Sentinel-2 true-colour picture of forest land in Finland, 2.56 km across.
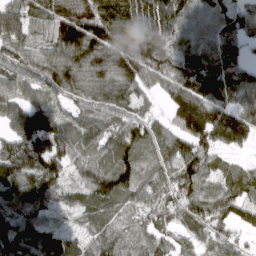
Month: March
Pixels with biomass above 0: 92%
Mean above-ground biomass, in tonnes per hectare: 106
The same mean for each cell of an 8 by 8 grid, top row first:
98 94 146 152 150 139 115 116
100 78 133 151 166 86 114 89
76 98 119 123 107 114 157 131
116 115 65 90 60 118 145 110
146 162 101 102 101 92 115 63
137 122 60 123 84 118 95 82
114 77 61 77 80 112 133 107
129 94 71 75 64 59 77 54
